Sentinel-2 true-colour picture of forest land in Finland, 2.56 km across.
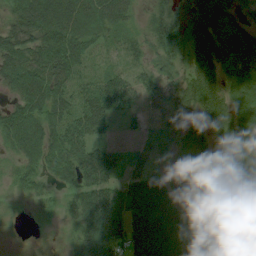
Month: August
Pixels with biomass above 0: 87%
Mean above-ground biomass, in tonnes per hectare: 56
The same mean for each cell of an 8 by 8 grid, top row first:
51 95 82 63 20 41 68 38
68 83 66 27 30 37 66 133
72 87 55 67 49 36 79 89
64 75 72 68 23 31 77 72
54 75 74 31 20 27 45 83
37 47 85 64 55 37 46 76
11 19 77 91 70 36 30 38
1 3 48 78 71 52 36 65
